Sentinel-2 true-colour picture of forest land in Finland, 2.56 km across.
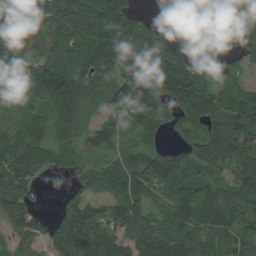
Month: August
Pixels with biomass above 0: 85%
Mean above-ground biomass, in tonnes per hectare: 94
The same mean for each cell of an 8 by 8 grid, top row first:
178 119 100 122 37 15 64 61
167 97 118 138 96 104 14 85
119 144 101 88 160 170 62 37
56 60 79 73 109 85 108 127
86 82 55 60 61 62 135 126
81 23 61 98 131 143 68 97
105 13 131 91 92 100 102 93
62 82 179 139 113 103 71 71
